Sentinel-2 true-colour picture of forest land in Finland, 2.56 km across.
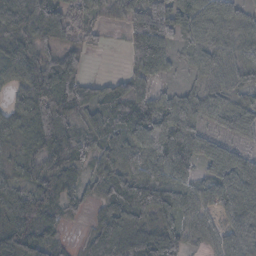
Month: November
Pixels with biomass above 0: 88%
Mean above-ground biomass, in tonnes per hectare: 64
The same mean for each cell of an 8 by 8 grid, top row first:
104 126 75 26 72 76 69 45
71 62 55 4 65 35 54 48
50 134 63 33 53 11 40 43
49 110 54 72 72 67 57 63
51 84 52 75 74 98 70 40
44 57 29 76 74 81 57 99
104 67 29 70 90 84 45 76
109 61 17 82 68 76 38 61
